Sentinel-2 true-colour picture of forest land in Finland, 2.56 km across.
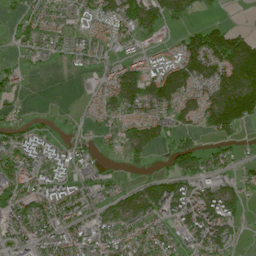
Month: July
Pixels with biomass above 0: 70%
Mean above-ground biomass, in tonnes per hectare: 72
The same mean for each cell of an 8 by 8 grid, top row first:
35 54 59 107 115 75 15 1
34 47 53 35 35 56 155 152
37 1 13 88 111 138 128 146
21 7 15 65 80 79 124 149
83 85 32 36 105 66 26 36
107 101 57 24 27 89 77 43
88 98 74 69 110 115 132 54
72 98 101 93 88 54 127 28
